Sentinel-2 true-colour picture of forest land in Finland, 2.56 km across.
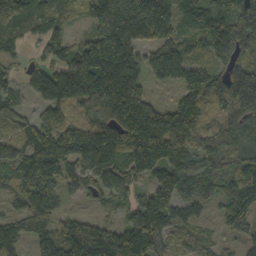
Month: October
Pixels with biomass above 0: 88%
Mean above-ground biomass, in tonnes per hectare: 118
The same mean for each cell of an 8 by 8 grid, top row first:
165 95 67 223 238 122 99 132
42 55 100 193 108 103 87 125
57 159 234 219 73 87 137 181
82 106 88 69 47 127 107 121
122 196 205 188 194 136 115 99
99 124 85 114 68 50 102 118
51 110 19 45 161 123 46 143
117 115 192 150 200 101 51 59
